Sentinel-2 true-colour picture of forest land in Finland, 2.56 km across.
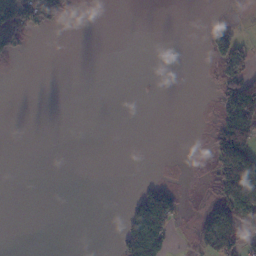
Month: November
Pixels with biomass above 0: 17%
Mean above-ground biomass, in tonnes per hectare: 27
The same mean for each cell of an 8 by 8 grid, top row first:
144 70 4 0 0 0 0 2
40 0 0 0 0 0 31 60
0 0 0 0 0 0 2 118
0 0 0 0 0 0 4 148
0 0 0 0 0 0 21 187
0 0 0 0 2 0 25 163
0 0 0 0 109 67 33 123
0 0 0 6 169 16 82 81
